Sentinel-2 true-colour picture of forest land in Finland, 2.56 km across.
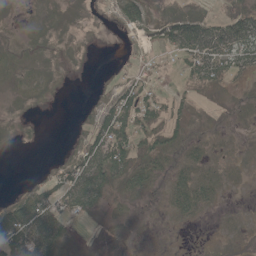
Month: May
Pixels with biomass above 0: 62%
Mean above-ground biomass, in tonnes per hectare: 19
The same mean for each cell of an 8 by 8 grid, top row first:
6 11 14 9 21 25 16 28
26 28 16 1 4 30 53 57
18 22 3 6 9 6 37 20
20 4 4 41 34 18 8 8
10 1 17 60 22 24 12 3
0 13 52 51 33 22 18 6
37 37 35 9 8 26 14 2
55 57 4 9 2 1 0 5
